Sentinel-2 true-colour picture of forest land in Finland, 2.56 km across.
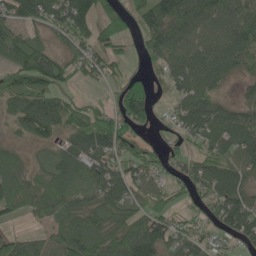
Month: May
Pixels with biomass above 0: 79%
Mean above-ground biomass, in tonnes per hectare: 74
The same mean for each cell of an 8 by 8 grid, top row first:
81 95 98 69 83 111 107 104
92 50 72 63 52 89 83 96
78 93 32 40 48 70 92 34
64 88 68 67 85 56 107 78
23 32 100 111 43 42 83 106
73 61 51 90 77 49 89 77
58 78 63 74 66 40 63 99
66 62 107 86 118 70 53 57
